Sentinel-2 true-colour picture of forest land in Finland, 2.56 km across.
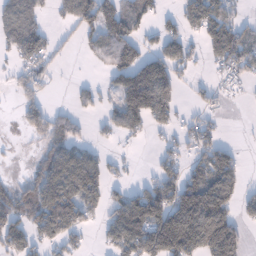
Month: January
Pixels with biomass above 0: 55%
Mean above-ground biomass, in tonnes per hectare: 78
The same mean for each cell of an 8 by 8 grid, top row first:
91 24 114 100 70 43 127 35
78 65 25 106 60 72 76 102
41 44 8 47 131 80 19 40
17 67 33 52 153 59 38 2
4 63 46 17 15 44 82 10
15 111 155 45 17 76 117 53
95 163 136 71 152 171 206 56
96 74 38 78 173 267 233 92
